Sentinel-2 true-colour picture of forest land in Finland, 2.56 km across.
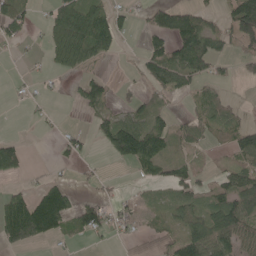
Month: May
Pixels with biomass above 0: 49%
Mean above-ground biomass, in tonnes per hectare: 47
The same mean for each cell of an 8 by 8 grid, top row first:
68 35 113 67 17 74 36 129
10 41 132 44 35 85 79 39
3 7 32 16 38 69 44 15
0 7 14 40 57 16 53 18
48 0 28 80 123 41 22 58
37 14 7 5 30 49 18 65
101 167 58 31 24 49 66 93
78 43 13 15 9 50 106 78
